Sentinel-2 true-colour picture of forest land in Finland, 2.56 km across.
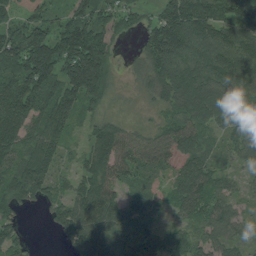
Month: July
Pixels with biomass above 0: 88%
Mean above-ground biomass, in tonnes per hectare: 90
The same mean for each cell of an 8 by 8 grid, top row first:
68 65 87 75 51 142 135 109
128 186 189 62 69 160 131 162
117 131 193 65 46 122 102 117
147 128 74 34 19 71 113 99
113 103 29 134 73 94 47 90
103 91 75 84 57 57 88 29
67 54 107 113 68 45 92 29
69 2 108 98 68 60 60 40
